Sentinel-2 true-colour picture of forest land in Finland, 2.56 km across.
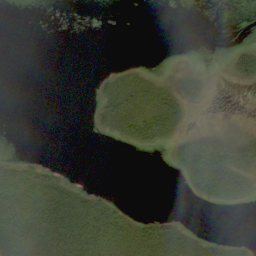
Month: September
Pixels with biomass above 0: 31%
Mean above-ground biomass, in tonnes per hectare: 11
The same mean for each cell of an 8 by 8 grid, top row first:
0 0 0 0 0 0 0 0
0 0 0 0 0 0 0 12
0 0 0 12 15 6 4 16
0 0 0 23 36 28 0 0
0 0 0 2 17 12 29 30
29 18 0 0 0 5 43 25
41 39 32 20 0 0 2 3
33 31 39 37 32 26 10 4
